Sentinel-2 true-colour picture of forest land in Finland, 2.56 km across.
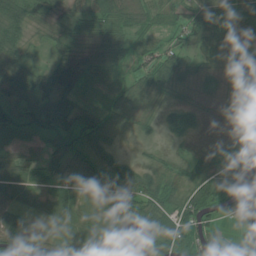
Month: July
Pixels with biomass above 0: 88%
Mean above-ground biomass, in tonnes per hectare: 50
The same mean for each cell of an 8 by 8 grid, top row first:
61 32 42 58 35 41 74 30
49 29 45 54 32 50 62 39
70 67 65 24 50 56 43 53
62 102 62 47 32 61 15 32
36 41 70 51 21 18 14 57
69 46 65 87 71 41 66 77
53 47 54 50 61 67 74 48
69 40 57 19 10 55 52 35
